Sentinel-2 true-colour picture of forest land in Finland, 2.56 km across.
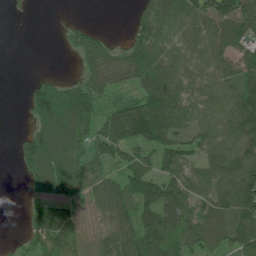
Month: July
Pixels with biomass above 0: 77%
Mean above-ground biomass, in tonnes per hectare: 79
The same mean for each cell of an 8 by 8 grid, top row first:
8 0 1 0 72 84 103 128
0 0 95 74 113 63 101 79
0 64 71 105 90 84 76 103
0 222 149 67 155 115 91 140
33 164 83 96 81 59 81 105
9 128 64 49 85 72 89 123
0 95 43 109 81 114 83 137
11 83 59 82 107 81 80 101
